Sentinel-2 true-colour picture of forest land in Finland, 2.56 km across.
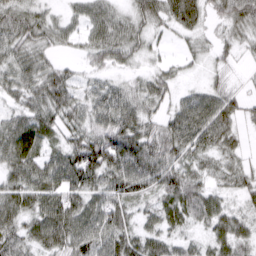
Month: March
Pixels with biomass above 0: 89%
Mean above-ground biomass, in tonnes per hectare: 54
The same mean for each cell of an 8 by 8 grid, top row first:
59 31 38 47 49 69 38 71
57 41 25 68 36 10 19 27
56 65 29 30 34 28 19 14
43 64 51 81 56 50 83 39
90 49 73 108 78 76 57 26
61 73 90 86 87 72 30 37
69 75 71 73 31 66 61 26
69 74 84 73 60 41 42 53
